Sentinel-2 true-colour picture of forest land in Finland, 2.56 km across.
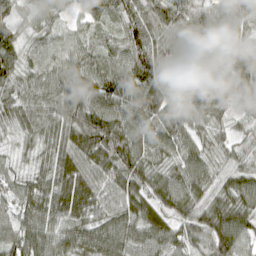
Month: April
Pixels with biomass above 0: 98%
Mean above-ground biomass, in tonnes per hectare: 70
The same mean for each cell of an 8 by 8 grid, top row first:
41 51 36 60 87 84 77 73
56 52 53 48 93 84 88 66
57 62 80 93 101 107 79 70
67 74 101 85 93 70 72 40
27 49 91 106 78 73 45 33
44 53 90 82 81 62 57 57
55 72 83 61 77 67 69 76
78 78 77 91 74 67 70 81
